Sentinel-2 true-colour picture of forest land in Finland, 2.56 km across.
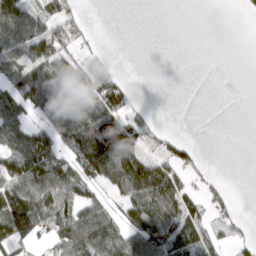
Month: March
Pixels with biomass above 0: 53%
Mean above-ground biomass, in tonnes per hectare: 54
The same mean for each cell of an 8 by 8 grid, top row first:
97 56 34 0 0 0 0 5
75 100 43 6 0 0 0 0
67 85 119 99 0 0 0 0
74 73 71 82 19 0 0 0
80 56 101 167 50 42 0 0
99 106 66 106 134 78 16 0
105 89 77 40 119 110 53 10
69 36 114 121 108 89 63 30
